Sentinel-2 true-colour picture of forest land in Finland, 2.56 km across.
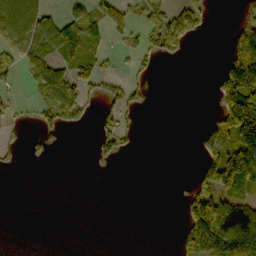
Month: October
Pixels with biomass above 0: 33%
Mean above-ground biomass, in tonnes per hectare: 46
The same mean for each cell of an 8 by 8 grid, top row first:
112 47 53 47 40 99 31 24
68 67 62 12 43 42 0 141
29 116 66 23 18 0 6 162
10 62 64 40 12 0 7 188
15 16 0 44 0 0 77 135
2 0 0 1 0 0 80 152
0 0 0 0 0 2 161 95
0 0 0 0 0 23 214 205
